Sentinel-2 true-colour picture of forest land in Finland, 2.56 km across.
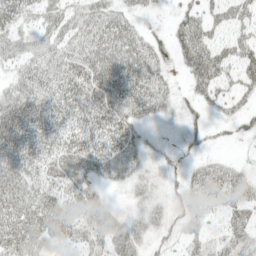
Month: May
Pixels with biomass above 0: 75%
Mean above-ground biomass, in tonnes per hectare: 33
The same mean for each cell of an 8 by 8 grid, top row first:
40 33 31 35 12 15 27 33
30 34 38 47 37 30 45 38
27 46 48 51 48 10 50 34
58 48 43 52 31 21 16 23
55 42 45 43 20 9 10 6
46 40 35 24 22 12 39 28
50 56 41 15 23 19 27 41
57 38 27 34 22 15 24 42
